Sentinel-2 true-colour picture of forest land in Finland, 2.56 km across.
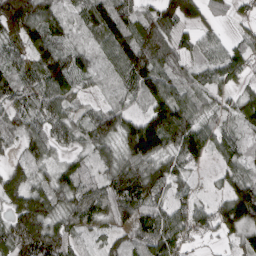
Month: April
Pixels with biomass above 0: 90%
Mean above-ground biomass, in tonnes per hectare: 80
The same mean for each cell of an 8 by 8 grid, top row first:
168 94 62 125 71 119 56 29
61 129 55 100 127 75 59 58
78 117 55 48 115 66 62 48
60 88 50 76 64 145 45 73
44 81 51 63 173 107 86 54
75 53 64 77 112 81 13 61
96 94 82 80 89 67 56 148
114 141 34 48 85 99 30 58
